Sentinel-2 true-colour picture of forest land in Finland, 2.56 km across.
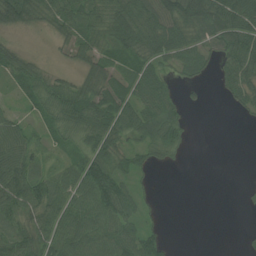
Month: July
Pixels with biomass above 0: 73%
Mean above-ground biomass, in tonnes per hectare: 48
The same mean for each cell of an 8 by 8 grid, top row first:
93 60 57 81 89 92 100 99
35 8 49 59 78 78 50 92
47 48 37 48 62 27 17 74
21 55 81 66 64 41 5 20
69 30 50 61 45 45 0 0
92 40 65 68 20 0 0 1
71 68 62 80 23 0 0 4
56 65 72 77 60 2 0 5
